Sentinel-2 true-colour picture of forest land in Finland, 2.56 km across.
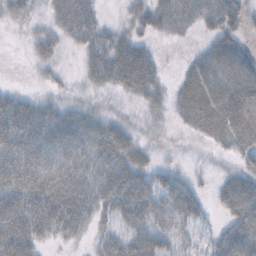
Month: October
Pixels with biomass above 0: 74%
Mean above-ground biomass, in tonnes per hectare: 35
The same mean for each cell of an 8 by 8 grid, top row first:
28 12 11 3 41 52 41 37
1 30 8 19 12 3 29 38
1 14 9 15 21 16 66 76
56 43 35 19 22 23 60 102
57 57 53 62 22 6 13 51
56 53 49 54 39 27 8 37
57 63 55 43 55 50 16 57
62 23 18 32 43 25 20 59
